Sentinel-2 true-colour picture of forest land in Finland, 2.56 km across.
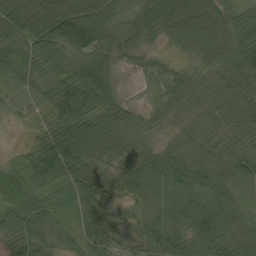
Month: September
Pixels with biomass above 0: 97%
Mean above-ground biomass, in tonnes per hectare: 68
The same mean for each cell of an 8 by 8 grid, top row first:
95 118 117 65 69 127 115 60
64 100 86 70 42 39 81 93
73 69 88 50 37 54 42 80
34 65 99 84 34 45 46 69
7 80 97 68 42 38 59 64
53 76 73 48 65 74 77 85
74 64 66 36 42 72 97 79
63 51 43 47 49 78 99 90
